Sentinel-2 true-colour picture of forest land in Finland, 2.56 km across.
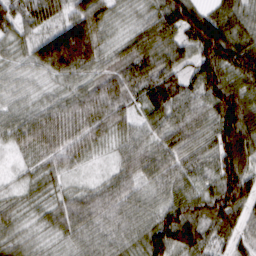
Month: March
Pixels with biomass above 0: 97%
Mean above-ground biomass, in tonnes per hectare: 67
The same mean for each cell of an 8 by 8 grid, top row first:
64 72 76 31 37 113 83 59
33 153 175 35 65 60 123 91
30 32 49 60 78 70 108 68
40 60 67 59 43 70 65 132
39 59 49 26 55 73 65 124
19 35 20 38 63 65 59 132
30 40 78 81 52 90 96 93
39 23 53 59 83 114 73 45
